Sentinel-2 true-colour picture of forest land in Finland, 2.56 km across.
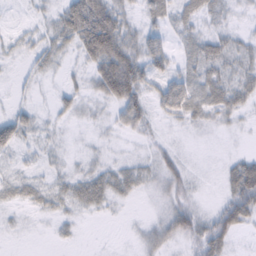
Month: February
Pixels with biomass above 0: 69%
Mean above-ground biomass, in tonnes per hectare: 24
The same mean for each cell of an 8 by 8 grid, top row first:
1 15 70 61 18 18 21 9
11 24 40 83 40 12 35 24
6 10 11 101 50 30 35 31
19 8 16 17 38 35 33 25
32 13 4 7 8 8 2 2
13 12 23 33 26 30 2 57
13 20 25 13 3 36 11 57
2 3 5 0 21 25 55 8
